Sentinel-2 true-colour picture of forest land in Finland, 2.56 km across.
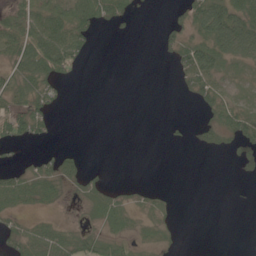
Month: June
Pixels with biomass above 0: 45%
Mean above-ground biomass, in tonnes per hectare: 26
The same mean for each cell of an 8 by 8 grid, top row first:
42 81 84 46 2 12 106 76
56 96 44 0 0 38 61 83
48 56 4 0 0 9 59 10
48 34 0 0 0 0 23 36
27 7 2 0 0 4 19 33
29 41 26 1 0 0 0 5
30 16 10 41 17 8 0 0
37 55 39 30 16 7 0 0
